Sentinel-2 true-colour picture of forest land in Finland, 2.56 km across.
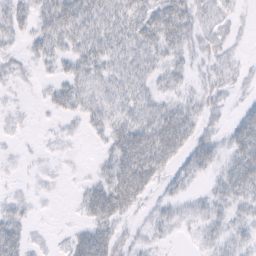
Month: February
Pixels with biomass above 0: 71%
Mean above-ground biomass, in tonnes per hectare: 21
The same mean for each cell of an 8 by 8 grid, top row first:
26 38 48 41 41 44 16 7
9 26 30 34 33 26 19 5
8 8 26 27 25 18 15 10
4 8 21 27 33 32 17 13
3 3 2 32 57 41 21 34
3 5 2 39 50 17 12 40
14 1 12 43 9 12 17 18
33 4 27 29 8 4 13 16
